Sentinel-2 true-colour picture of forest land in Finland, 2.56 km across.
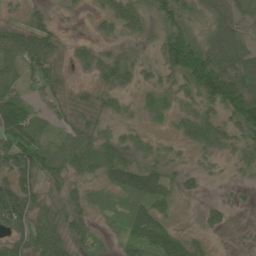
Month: June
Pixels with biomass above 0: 75%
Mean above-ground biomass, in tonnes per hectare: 40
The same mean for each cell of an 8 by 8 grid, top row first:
9 22 6 46 30 59 40 43
58 52 17 17 7 99 71 70
36 41 7 42 15 39 122 91
95 26 48 27 17 21 29 89
87 49 63 38 14 12 36 30
64 47 29 50 61 21 9 7
103 39 32 15 45 17 18 8
49 74 26 11 59 42 13 4
